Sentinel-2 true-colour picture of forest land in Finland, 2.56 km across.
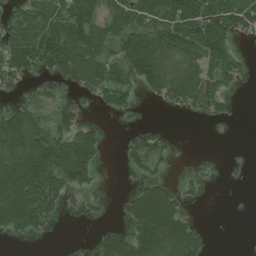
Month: July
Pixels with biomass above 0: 57%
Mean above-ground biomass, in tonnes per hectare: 78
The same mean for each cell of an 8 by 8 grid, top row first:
62 102 144 98 87 148 177 118
134 138 122 81 158 123 133 16
58 49 80 113 109 107 99 46
84 42 49 38 4 22 57 7
175 139 141 1 58 14 0 0
199 179 105 0 45 10 11 5
193 118 26 11 175 107 2 1
22 11 1 86 147 167 25 0
